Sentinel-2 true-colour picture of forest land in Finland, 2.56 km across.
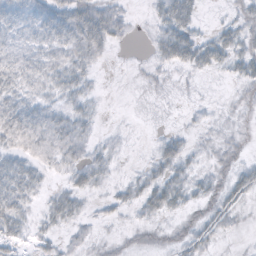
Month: October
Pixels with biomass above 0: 63%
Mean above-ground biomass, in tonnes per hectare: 15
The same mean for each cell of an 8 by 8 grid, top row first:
24 23 35 27 3 41 2 17
16 19 27 11 2 42 33 25
23 21 18 0 4 4 3 18
30 19 15 1 0 2 5 4
20 21 20 7 1 16 6 6
33 9 19 8 15 22 12 17
26 15 13 10 17 16 13 11
13 10 10 7 7 8 13 2
